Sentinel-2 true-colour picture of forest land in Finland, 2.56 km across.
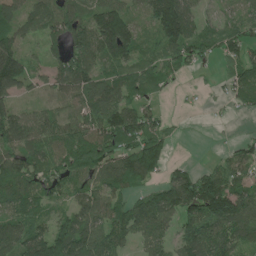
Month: June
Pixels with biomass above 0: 82%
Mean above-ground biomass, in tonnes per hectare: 83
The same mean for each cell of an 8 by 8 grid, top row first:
85 79 75 132 53 169 35 49
87 48 114 154 49 106 67 87
125 56 115 81 85 27 5 74
74 43 75 114 70 5 7 22
90 89 122 110 121 22 2 36
118 97 88 112 109 77 77 77
84 58 84 90 99 124 158 132
94 117 130 100 62 71 124 96
